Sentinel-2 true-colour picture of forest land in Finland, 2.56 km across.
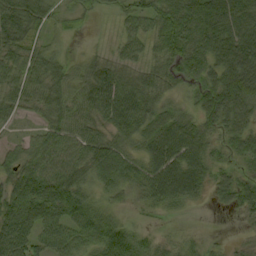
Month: September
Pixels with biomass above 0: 87%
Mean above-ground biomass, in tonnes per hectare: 56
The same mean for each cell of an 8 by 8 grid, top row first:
95 54 26 19 47 76 70 65
68 39 5 20 44 80 67 67
59 74 50 68 62 58 61 81
40 65 56 66 77 50 77 96
25 64 61 62 56 88 59 60
65 75 69 63 60 87 57 44
103 84 70 33 23 30 9 41
80 56 50 63 31 25 11 8
